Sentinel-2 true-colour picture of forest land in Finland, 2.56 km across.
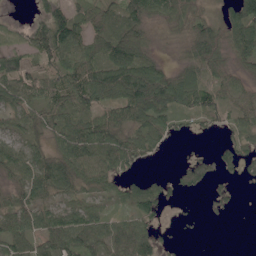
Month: May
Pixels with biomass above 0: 76%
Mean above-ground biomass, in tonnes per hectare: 50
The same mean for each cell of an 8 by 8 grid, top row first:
3 56 44 54 65 37 24 87
31 85 76 85 50 6 86 63
80 53 81 105 114 65 46 27
55 70 65 59 94 59 57 40
34 41 96 79 56 6 3 36
44 86 64 53 18 14 48 22
53 49 53 26 55 3 10 6
63 64 69 63 53 4 0 0
